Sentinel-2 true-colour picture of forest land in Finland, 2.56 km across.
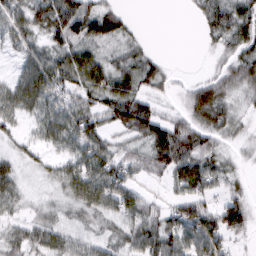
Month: March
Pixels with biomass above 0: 79%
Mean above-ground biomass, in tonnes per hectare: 45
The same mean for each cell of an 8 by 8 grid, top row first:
47 69 83 51 0 0 46 69
29 45 54 23 19 0 14 56
43 77 59 64 53 13 39 63
53 51 64 63 71 23 78 26
22 35 60 41 54 95 48 21
40 22 60 65 30 52 74 20
28 21 40 47 48 38 53 60
43 51 29 34 67 56 80 21
